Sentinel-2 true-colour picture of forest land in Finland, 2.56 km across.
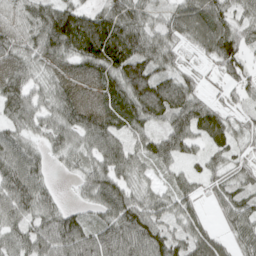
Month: April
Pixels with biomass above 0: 91%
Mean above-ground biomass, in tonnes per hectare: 69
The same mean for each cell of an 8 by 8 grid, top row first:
54 93 84 89 63 65 90 55
59 86 89 116 87 47 70 82
82 48 56 83 121 70 16 52
83 61 90 85 99 105 69 29
66 44 54 79 54 71 48 34
97 36 40 90 37 38 50 43
78 64 31 99 76 57 21 67
70 92 109 109 102 80 66 46
